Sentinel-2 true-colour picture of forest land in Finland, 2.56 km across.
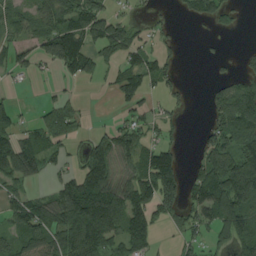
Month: August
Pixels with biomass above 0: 59%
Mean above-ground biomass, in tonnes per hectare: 74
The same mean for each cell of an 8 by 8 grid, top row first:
58 99 118 63 14 15 59 15
69 108 133 93 60 22 5 7
17 9 55 38 88 30 10 45
50 42 31 9 40 28 38 154
105 66 29 107 76 41 69 112
106 42 86 96 109 110 110 163
91 103 192 171 115 67 115 121
72 108 184 100 97 21 40 96
